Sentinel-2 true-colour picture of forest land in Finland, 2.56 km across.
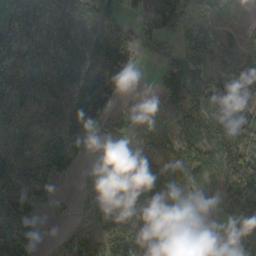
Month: October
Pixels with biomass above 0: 80%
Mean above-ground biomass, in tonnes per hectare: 103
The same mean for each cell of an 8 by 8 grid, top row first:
228 154 104 93 66 145 108 32
244 125 78 136 52 54 92 54
180 76 128 127 2 104 64 66
85 68 129 99 90 144 111 107
71 112 92 75 128 71 101 180
83 101 35 164 132 114 61 173
93 26 41 95 140 86 44 159
170 14 59 125 180 93 79 131
